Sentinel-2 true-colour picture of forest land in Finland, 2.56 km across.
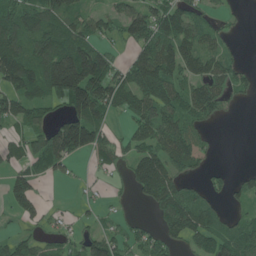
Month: June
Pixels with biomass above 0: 66%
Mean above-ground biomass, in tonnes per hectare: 72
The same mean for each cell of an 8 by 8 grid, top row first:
113 116 72 49 89 90 33 6
120 130 136 37 72 106 63 11
127 171 223 110 134 85 98 42
84 46 130 62 90 84 61 3
53 129 150 57 74 116 26 0
44 45 8 22 118 74 34 22
35 15 12 15 18 130 91 36
50 31 58 69 53 52 88 111
